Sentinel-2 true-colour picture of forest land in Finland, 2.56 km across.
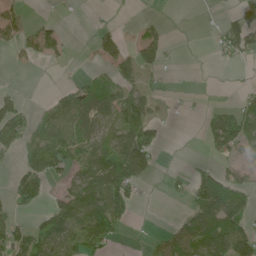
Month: June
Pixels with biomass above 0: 46%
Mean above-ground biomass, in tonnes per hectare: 50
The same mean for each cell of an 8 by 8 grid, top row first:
31 6 1 3 4 0 1 63
21 47 2 44 79 2 4 59
0 0 31 78 41 0 0 4
70 50 122 58 80 6 21 53
69 112 85 79 112 0 37 66
53 87 61 149 68 15 52 34
48 45 123 131 6 4 114 69
81 85 80 43 7 71 131 102
